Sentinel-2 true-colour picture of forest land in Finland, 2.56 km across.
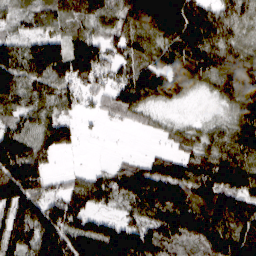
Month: March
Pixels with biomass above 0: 86%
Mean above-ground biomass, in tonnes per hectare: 99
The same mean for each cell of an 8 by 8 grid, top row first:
41 72 76 83 188 172 91 85
74 126 120 73 76 114 113 87
114 93 111 70 114 132 80 145
75 77 38 61 62 19 13 89
134 118 32 1 4 43 79 112
152 70 41 86 124 145 125 122
133 125 117 38 117 187 138 127
103 170 151 179 149 99 119 118
